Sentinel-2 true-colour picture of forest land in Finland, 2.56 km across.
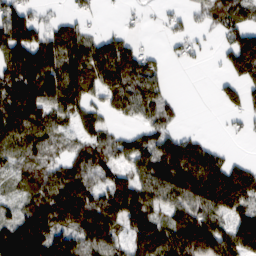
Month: February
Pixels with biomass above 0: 73%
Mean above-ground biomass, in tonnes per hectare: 87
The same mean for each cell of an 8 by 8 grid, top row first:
117 26 35 1 16 32 51 72
143 128 108 110 43 31 11 126
132 142 131 111 124 1 3 73
140 116 95 48 72 31 0 40
90 66 58 70 88 104 48 4
59 72 92 68 101 149 156 123
58 135 142 127 116 76 114 117
161 169 101 84 121 127 155 124
